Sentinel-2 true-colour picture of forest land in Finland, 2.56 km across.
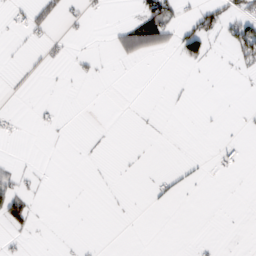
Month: February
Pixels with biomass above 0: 12%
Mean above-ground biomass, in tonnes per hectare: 8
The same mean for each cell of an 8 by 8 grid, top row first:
6 26 7 1 62 23 45 45
1 8 0 13 50 28 28 44
2 1 6 1 0 1 0 2
2 2 0 0 1 1 1 1
0 1 1 1 1 0 0 4
17 1 0 1 1 8 2 1
54 0 0 1 1 1 0 0
4 1 1 0 0 0 2 0
